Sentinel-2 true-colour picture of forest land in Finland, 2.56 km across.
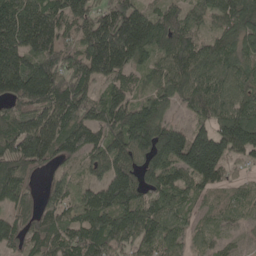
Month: May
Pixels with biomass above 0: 93%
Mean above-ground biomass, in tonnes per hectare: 121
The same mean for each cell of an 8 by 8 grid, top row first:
189 160 122 155 138 103 76 150
159 145 108 237 154 148 92 98
201 185 137 96 63 132 114 94
91 139 134 149 126 49 116 130
148 163 116 120 138 190 202 190
150 41 53 144 120 116 146 36
87 85 103 154 122 86 40 59
84 119 123 154 111 65 44 26
